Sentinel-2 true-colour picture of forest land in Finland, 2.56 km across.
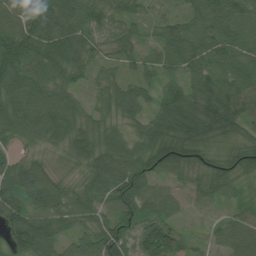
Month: July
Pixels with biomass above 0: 95%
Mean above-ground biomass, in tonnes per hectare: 70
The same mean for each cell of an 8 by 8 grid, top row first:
84 134 90 72 36 45 101 62
132 98 96 55 43 85 82 53
94 80 37 49 47 47 96 64
91 101 56 59 49 114 111 62
40 46 75 73 62 80 48 37
102 59 31 95 92 33 52 42
112 77 72 77 83 39 18 23
90 96 68 120 112 58 18 53
